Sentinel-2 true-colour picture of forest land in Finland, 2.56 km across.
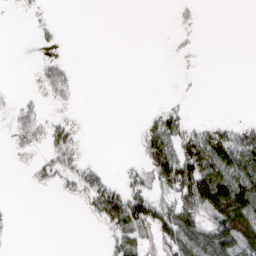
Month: March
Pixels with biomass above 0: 34%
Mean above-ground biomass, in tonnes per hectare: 31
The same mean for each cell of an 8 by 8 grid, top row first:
2 4 0 0 0 7 0 0
0 7 0 0 0 5 0 0
0 41 6 0 0 1 0 0
23 13 3 0 4 31 0 1
19 40 23 0 49 81 99 87
0 25 39 16 39 137 115 110
3 0 6 101 99 95 115 164
3 0 0 35 42 82 77 122
